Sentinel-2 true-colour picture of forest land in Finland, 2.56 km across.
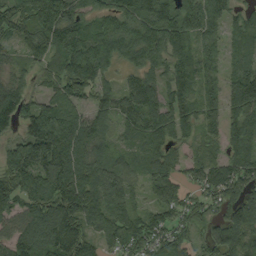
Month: September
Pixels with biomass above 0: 91%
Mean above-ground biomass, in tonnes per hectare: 114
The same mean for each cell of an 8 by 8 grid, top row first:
122 177 96 124 146 159 153 63
59 118 163 125 147 122 72 74
61 69 166 61 116 116 78 128
141 131 81 100 130 104 90 124
87 215 176 86 90 76 48 113
166 157 167 117 80 90 95 119
102 156 179 130 76 104 68 126
106 163 156 88 116 88 59 93
